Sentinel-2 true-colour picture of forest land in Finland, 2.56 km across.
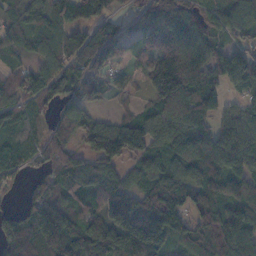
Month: November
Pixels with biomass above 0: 89%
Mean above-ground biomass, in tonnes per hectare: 93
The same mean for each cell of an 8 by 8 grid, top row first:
50 94 94 66 88 98 74 84
49 79 116 64 47 106 88 76
78 112 64 42 53 169 96 83
78 50 69 36 52 107 78 56
78 62 58 154 119 98 105 101
41 76 115 106 74 103 104 88
30 153 87 165 143 137 92 101
114 175 173 167 187 76 92 114
